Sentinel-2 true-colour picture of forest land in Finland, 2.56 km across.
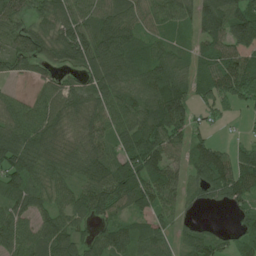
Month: June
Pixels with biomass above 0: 87%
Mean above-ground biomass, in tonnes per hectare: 77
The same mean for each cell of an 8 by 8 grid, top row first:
85 74 84 88 59 73 105 121
81 81 106 114 66 45 65 98
32 48 43 106 95 92 85 129
70 94 80 93 90 115 33 21
108 93 64 73 103 64 60 35
83 90 67 101 113 67 91 116
74 64 67 82 66 54 24 45
88 88 70 86 62 44 66 58
